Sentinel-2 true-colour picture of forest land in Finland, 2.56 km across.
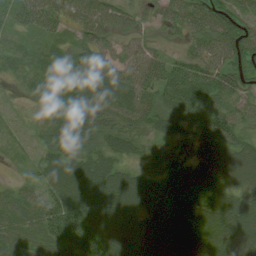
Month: July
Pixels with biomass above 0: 90%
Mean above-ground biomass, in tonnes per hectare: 52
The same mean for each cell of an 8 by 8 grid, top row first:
47 72 61 66 24 55 76 51
17 20 44 40 46 15 60 79
12 24 43 61 70 78 71 67
7 31 52 50 45 53 59 45
12 37 51 39 25 25 62 55
8 48 79 69 41 64 68 69
20 58 75 79 71 70 63 67
22 39 81 81 83 78 57 75
